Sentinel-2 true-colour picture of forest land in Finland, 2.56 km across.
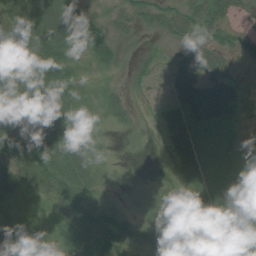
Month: July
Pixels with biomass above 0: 90%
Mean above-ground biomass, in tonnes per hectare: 41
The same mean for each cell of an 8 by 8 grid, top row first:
48 63 51 34 36 43 61 23
56 61 44 48 17 17 42 31
55 74 34 15 18 37 52 25
57 61 33 33 6 25 62 24
66 62 45 12 6 40 19 19
71 67 64 18 7 22 29 37
16 21 106 43 33 31 47 48
33 12 63 78 47 58 64 61
